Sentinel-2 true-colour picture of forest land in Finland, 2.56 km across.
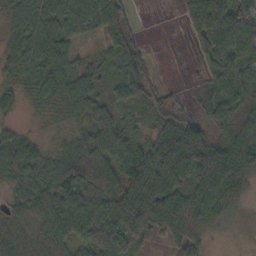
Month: October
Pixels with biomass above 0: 83%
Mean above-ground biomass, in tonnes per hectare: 60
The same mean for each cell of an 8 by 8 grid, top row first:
51 55 54 64 1 9 111 107
46 59 22 40 16 0 78 125
34 58 53 30 48 1 37 69
24 24 54 44 21 24 42 53
50 16 62 101 46 109 48 88
54 69 110 91 101 90 76 92
51 107 114 105 116 103 97 37
86 87 58 91 35 56 39 5
